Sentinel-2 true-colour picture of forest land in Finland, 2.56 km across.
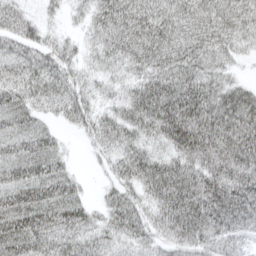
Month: April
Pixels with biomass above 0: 90%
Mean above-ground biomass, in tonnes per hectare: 50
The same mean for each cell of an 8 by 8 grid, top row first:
45 17 17 55 58 49 54 50
43 39 24 44 58 58 51 27
49 53 35 26 49 57 50 21
53 29 49 37 69 82 68 68
48 43 7 44 46 60 68 75
53 60 17 28 62 72 66 72
68 65 53 51 49 76 83 80
64 50 47 36 36 61 57 39
